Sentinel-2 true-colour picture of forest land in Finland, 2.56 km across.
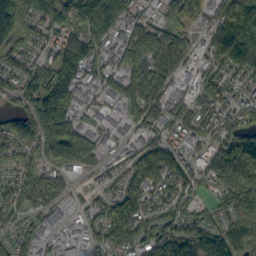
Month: September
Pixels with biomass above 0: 88%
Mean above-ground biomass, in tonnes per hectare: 105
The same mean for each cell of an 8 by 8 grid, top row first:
204 132 170 121 52 103 94 134
89 65 130 96 161 106 67 162
100 139 137 91 144 83 57 64
86 208 98 61 140 92 88 86
109 139 196 70 67 64 88 118
73 72 41 51 107 113 77 172
79 94 41 131 160 98 44 163
71 75 63 133 111 134 106 110
